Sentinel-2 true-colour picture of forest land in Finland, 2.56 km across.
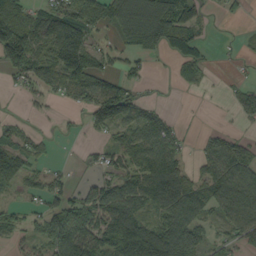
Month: September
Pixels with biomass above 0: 64%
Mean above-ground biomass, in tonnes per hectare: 71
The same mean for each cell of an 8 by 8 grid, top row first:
78 95 111 87 153 136 22 14
162 95 156 36 91 83 27 8
37 78 118 48 33 28 20 15
5 14 31 116 58 6 1 37
81 20 8 44 102 52 46 60
100 55 12 60 110 106 81 122
31 68 86 120 85 128 79 110
28 74 137 148 182 138 49 54
